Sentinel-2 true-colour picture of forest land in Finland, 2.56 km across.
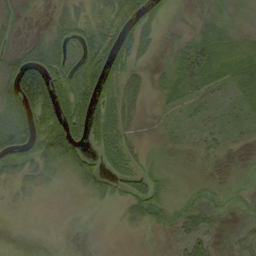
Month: September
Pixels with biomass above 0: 63%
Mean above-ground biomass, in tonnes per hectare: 28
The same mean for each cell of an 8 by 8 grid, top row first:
23 8 18 34 48 4 11 15
26 52 29 63 24 13 32 25
76 86 51 37 12 26 27 22
58 96 72 41 7 10 13 14
79 91 53 45 8 10 18 8
28 21 40 30 31 8 7 6
4 0 2 5 41 28 37 16
0 0 0 0 4 22 29 24
